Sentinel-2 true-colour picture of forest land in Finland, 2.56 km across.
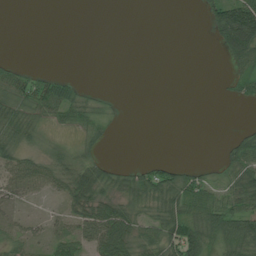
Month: July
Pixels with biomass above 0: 46%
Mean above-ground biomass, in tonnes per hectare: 30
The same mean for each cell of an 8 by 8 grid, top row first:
0 0 0 0 0 0 41 125
0 0 0 0 0 0 3 94
47 34 8 0 0 0 0 39
51 43 46 12 0 0 0 0
44 15 20 7 0 0 0 43
60 49 64 41 46 56 24 69
19 4 50 54 29 77 78 68
28 27 48 89 53 84 72 87
